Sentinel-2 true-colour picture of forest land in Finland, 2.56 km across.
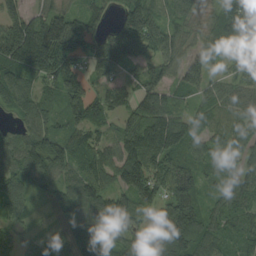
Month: September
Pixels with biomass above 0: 90%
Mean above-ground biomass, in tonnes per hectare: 96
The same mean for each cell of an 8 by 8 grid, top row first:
81 84 91 45 148 75 44 127
127 157 134 148 142 68 54 100
118 101 94 68 89 59 48 82
81 73 120 79 100 61 72 87
82 106 99 84 156 129 80 82
107 98 103 94 123 107 62 83
68 55 128 135 75 158 58 78
58 68 120 81 136 209 95 74
